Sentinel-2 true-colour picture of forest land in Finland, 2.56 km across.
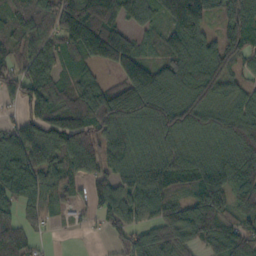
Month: October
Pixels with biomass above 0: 87%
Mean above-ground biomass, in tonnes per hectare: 96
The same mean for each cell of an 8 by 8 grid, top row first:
69 95 191 130 79 132 78 116
52 87 127 171 54 128 107 96
79 90 59 44 148 135 142 56
31 106 113 165 107 109 95 104
103 101 112 90 74 78 68 121
146 87 58 87 109 94 110 127
81 73 27 107 101 100 139 74
91 8 3 46 91 103 106 127
